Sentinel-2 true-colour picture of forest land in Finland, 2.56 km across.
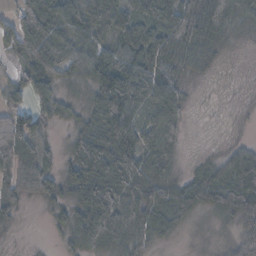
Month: November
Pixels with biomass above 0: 84%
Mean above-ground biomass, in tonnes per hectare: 59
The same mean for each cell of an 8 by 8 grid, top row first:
50 87 85 98 57 74 77 66
46 122 64 60 82 76 59 11
36 67 35 114 85 51 13 5
65 41 26 122 71 61 2 6
116 17 61 120 69 33 5 22
92 72 76 122 80 33 55 70
42 20 74 112 79 64 39 80
7 3 79 79 54 16 9 84
